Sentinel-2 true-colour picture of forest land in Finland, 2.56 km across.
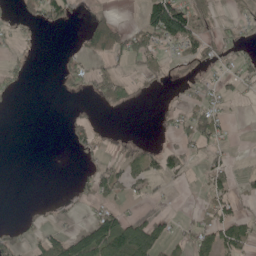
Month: May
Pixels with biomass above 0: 34%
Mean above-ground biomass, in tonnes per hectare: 28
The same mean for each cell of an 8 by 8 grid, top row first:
9 45 10 24 59 165 26 12
9 0 17 63 59 29 40 18
13 0 38 53 24 8 12 23
2 0 5 14 0 12 42 1
0 0 25 10 13 25 33 1
0 0 15 47 45 29 52 18
0 6 9 29 5 2 35 20
26 46 81 121 115 25 62 64
